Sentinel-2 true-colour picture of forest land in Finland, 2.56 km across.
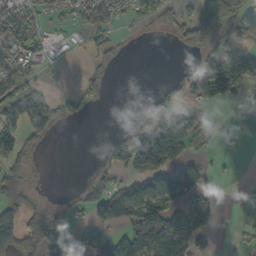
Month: October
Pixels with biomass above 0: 46%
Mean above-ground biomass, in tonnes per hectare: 56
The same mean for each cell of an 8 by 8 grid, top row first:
79 34 68 73 58 67 124 107
76 36 18 46 1 12 53 88
84 14 29 12 0 26 138 109
119 147 35 0 26 63 24 6
116 27 0 29 97 109 8 2
72 0 7 47 59 80 26 2
68 61 41 94 120 62 69 4
66 112 30 58 118 180 18 11
